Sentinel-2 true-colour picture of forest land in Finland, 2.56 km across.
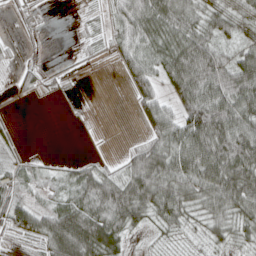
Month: April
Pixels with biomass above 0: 74%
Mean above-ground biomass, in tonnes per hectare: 52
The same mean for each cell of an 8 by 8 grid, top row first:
18 6 9 36 83 85 61 61
8 3 11 29 66 83 75 58
21 16 3 1 47 77 101 102
4 0 4 0 39 57 122 97
15 0 2 1 38 85 110 97
35 26 57 48 115 92 104 102
72 47 83 107 85 88 63 79
30 79 120 93 8 18 34 38
